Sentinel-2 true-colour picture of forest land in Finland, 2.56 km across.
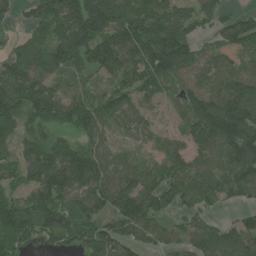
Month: July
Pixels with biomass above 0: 85%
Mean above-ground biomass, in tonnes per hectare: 101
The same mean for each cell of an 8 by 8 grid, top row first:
36 95 217 145 98 116 77 59
58 103 181 132 140 161 56 137
99 82 61 86 93 100 108 129
122 118 117 89 69 58 161 136
64 81 77 63 51 62 126 125
80 161 164 93 88 95 84 110
146 132 105 95 120 63 41 40
127 65 116 115 76 57 105 129
